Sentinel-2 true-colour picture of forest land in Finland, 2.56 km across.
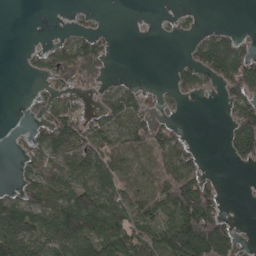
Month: April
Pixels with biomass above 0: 55%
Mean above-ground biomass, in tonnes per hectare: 63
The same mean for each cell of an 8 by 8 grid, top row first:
0 0 11 1 0 21 1 0
1 38 108 21 0 1 116 73
0 37 78 18 8 56 74 132
1 53 63 77 67 24 0 107
14 80 96 76 88 87 1 107
26 78 88 89 74 116 42 1
103 98 150 93 86 134 111 1
135 93 145 117 80 164 197 49
